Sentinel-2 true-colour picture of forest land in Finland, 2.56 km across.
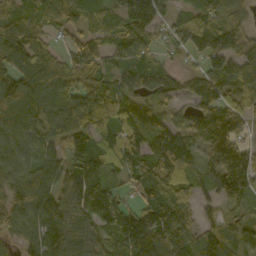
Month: October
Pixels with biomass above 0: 88%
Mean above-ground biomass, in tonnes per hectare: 96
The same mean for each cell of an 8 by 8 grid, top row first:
99 82 84 77 76 41 100 67
126 58 83 76 68 50 108 103
110 121 85 78 100 45 110 118
117 91 147 118 98 46 96 82
94 62 121 110 118 66 111 95
93 100 143 62 111 89 68 164
112 140 141 136 105 112 33 53
60 114 98 92 155 135 80 112
